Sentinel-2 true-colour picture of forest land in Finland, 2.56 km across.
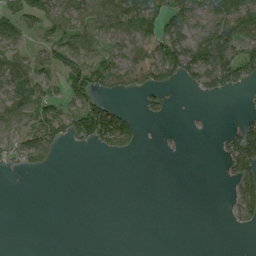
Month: August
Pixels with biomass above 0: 43%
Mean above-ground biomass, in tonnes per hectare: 38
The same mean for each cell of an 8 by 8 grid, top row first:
69 61 58 71 80 78 65 91
54 48 51 31 90 89 96 82
56 49 77 98 98 42 72 63
67 67 81 78 19 1 1 5
64 92 28 61 9 2 0 67
9 6 0 0 0 0 0 48
0 0 0 0 0 0 0 43
0 0 0 0 0 0 0 0
